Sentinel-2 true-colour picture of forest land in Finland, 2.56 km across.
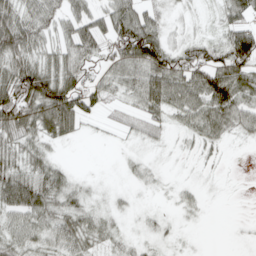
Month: April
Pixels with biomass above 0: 73%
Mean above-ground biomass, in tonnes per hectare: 40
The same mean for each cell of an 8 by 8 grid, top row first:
56 46 45 61 55 13 10 50
75 35 59 51 105 43 51 90
94 88 55 39 68 64 81 74
100 91 66 17 45 39 64 55
46 31 5 4 21 7 26 7
61 53 10 1 16 3 5 0
67 55 39 16 6 12 5 0
43 41 52 25 14 7 1 2
